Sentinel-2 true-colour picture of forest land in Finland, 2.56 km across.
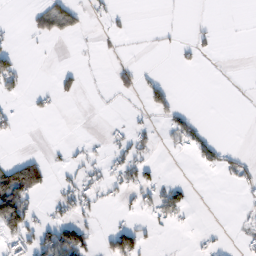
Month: February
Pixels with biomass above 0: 21%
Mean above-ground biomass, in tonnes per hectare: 22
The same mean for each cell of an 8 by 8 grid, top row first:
0 66 26 14 0 2 0 0
16 2 1 5 0 13 10 0
40 2 20 18 20 1 0 1
16 12 0 1 11 35 0 0
1 5 11 22 24 42 36 1
127 32 29 33 36 2 1 33
137 18 37 6 29 58 0 10
58 69 90 69 42 1 9 13
